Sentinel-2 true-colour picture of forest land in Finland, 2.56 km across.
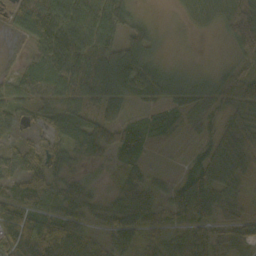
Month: October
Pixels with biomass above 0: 92%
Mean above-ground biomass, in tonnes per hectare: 54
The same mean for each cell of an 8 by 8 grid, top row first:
55 110 87 81 15 10 46 84
7 69 78 58 52 5 2 55
45 62 65 77 84 53 33 55
35 47 61 57 28 41 35 53
34 37 89 80 47 15 39 80
54 69 34 24 42 22 91 55
70 42 75 58 74 55 70 33
76 105 65 52 43 41 57 49
